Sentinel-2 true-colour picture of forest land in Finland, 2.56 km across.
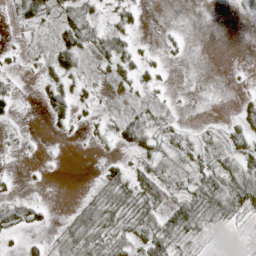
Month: April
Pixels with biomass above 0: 57%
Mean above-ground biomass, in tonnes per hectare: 20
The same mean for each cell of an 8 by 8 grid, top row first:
15 29 41 14 7 0 0 4
6 17 56 41 6 6 0 0
8 26 26 17 15 1 0 1
12 23 11 9 21 5 0 17
5 1 2 13 46 23 14 30
3 2 0 29 38 25 45 53
31 9 30 42 47 49 46 59
6 14 44 38 46 34 6 0
